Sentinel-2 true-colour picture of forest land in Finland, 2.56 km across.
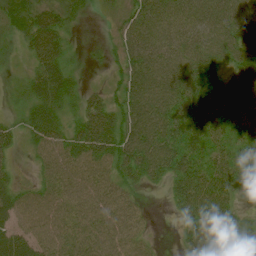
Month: July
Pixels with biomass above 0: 92%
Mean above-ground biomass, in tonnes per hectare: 55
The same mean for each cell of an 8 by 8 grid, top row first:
63 66 25 15 70 66 81 79
19 98 12 26 78 67 74 76
12 93 21 24 86 81 62 59
18 71 39 63 85 69 81 56
30 57 72 83 84 64 60 52
22 37 59 55 49 60 78 63
58 60 55 67 16 28 86 29
64 58 53 61 26 12 53 42
